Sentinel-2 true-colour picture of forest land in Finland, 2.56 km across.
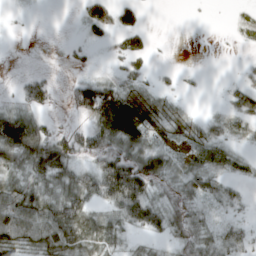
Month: April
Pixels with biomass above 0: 61%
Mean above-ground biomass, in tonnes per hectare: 40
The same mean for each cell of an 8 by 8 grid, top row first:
2 0 18 57 19 0 1 10
0 0 10 19 35 0 0 4
8 23 40 42 27 8 2 13
51 17 48 165 79 22 7 39
121 90 51 61 66 27 40 16
39 73 50 92 82 33 47 19
101 71 72 46 86 42 27 17
73 84 70 48 19 39 42 32
